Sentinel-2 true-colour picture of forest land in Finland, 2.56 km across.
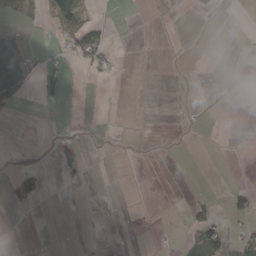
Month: May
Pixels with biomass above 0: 13%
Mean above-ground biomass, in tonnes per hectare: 12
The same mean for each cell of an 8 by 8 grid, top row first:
19 20 42 2 0 0 1 0
51 3 58 15 0 0 0 3
72 36 1 4 0 0 0 51
7 0 0 0 0 0 0 0
1 3 28 2 1 0 0 0
43 16 35 0 0 0 0 0
11 0 7 2 0 1 29 32
1 0 7 4 1 6 90 33
